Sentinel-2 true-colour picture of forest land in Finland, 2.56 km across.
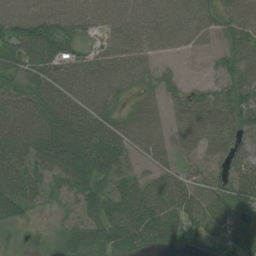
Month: July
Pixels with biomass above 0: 87%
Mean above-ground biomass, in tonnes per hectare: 51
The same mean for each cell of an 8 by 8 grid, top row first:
56 54 49 43 53 50 36 47
66 72 26 34 47 27 18 49
45 59 57 53 32 16 20 51
49 75 78 43 43 28 47 65
72 87 81 71 49 30 39 53
71 54 74 59 26 35 35 49
70 18 40 68 101 66 57 59
10 12 63 75 85 55 34 70
